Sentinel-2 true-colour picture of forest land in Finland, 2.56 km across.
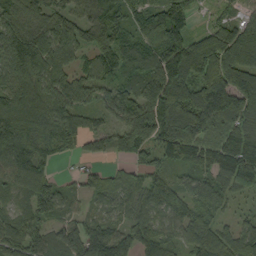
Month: September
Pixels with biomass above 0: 90%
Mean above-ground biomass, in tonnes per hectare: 111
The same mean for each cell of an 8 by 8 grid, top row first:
119 101 72 101 92 100 25 62
180 160 94 126 83 141 171 178
120 126 82 80 117 157 173 141
142 139 114 90 90 173 206 191
150 109 59 64 67 165 110 182
113 75 44 50 83 59 91 171
66 92 36 74 96 116 93 27
103 97 149 153 132 77 139 88
